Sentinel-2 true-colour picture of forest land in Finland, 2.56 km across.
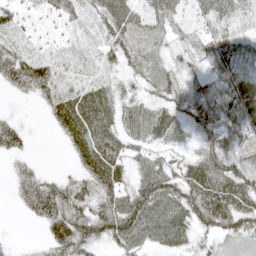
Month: May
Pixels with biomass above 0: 83%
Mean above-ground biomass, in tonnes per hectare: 50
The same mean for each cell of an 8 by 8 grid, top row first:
36 30 30 66 49 44 52 38
32 16 15 44 59 33 48 35
62 62 26 26 41 45 39 59
4 38 101 53 50 48 68 64
39 0 71 67 45 29 51 55
29 22 45 78 67 64 101 68
13 98 56 70 85 66 104 80
4 52 81 61 56 51 31 51
